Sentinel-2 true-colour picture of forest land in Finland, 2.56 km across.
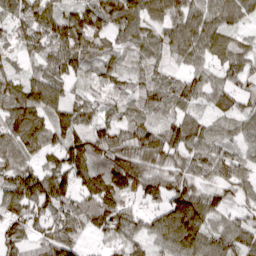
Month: March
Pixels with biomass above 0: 91%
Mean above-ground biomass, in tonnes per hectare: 76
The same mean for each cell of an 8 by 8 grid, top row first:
85 110 101 103 87 88 87 53
45 77 107 54 62 69 86 56
60 96 43 70 49 50 55 52
93 84 79 51 61 58 36 57
73 71 92 97 84 78 77 45
94 100 92 118 95 72 56 70
89 84 82 107 53 139 86 44
72 80 47 57 66 121 89 78
